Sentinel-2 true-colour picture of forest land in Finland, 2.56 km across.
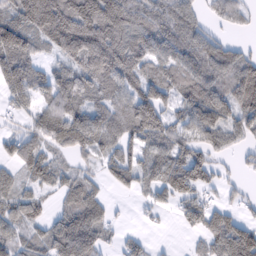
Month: February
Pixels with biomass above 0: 78%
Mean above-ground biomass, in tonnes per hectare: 77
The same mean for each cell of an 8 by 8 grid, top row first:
93 162 169 156 96 99 33 38
134 58 157 156 106 103 88 31
97 65 92 109 100 87 104 112
35 75 84 80 119 55 132 89
50 57 83 65 76 67 67 31
41 54 45 54 66 122 67 16
66 22 97 19 16 32 54 28
64 75 147 22 19 2 56 149
